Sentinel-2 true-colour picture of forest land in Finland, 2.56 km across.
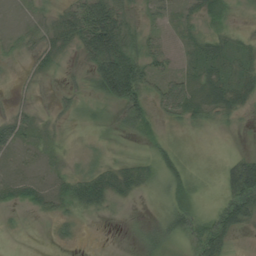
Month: August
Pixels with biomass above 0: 69%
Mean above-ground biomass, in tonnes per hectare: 24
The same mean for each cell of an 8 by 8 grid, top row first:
1 15 70 61 18 18 21 9
11 24 40 83 40 12 35 24
6 10 11 101 50 30 35 31
19 8 16 17 38 35 33 25
32 13 4 7 8 8 2 2
13 12 23 33 26 30 2 57
13 20 25 13 3 36 11 57
2 3 5 0 21 25 55 8
